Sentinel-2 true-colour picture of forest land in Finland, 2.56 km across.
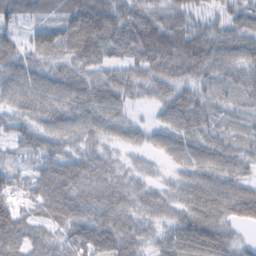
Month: February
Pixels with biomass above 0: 94%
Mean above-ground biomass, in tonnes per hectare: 62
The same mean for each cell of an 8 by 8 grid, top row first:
44 40 78 64 63 58 31 58
60 86 85 61 88 93 78 65
70 67 60 58 54 64 46 49
47 65 74 65 13 77 56 34
47 60 46 36 38 69 64 45
59 96 73 47 28 28 67 55
72 83 70 70 51 51 90 78
75 62 93 90 48 78 98 30
